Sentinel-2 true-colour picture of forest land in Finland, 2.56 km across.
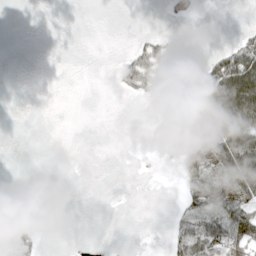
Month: May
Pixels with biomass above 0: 25%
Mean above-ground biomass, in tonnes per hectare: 21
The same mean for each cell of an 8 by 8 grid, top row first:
0 0 0 0 0 17 0 0
0 0 0 0 35 36 3 51
0 0 0 7 73 28 80 124
0 0 0 0 0 30 63 110
0 0 0 0 0 24 91 102
0 0 0 0 1 6 51 80
0 0 0 0 0 13 62 56
38 1 0 0 0 40 76 58
